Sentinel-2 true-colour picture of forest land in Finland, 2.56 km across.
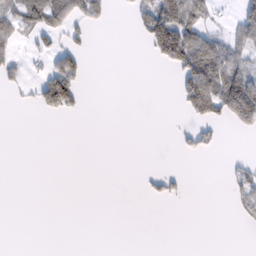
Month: February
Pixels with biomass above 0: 22%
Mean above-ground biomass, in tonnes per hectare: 25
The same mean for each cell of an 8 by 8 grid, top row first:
81 87 53 15 56 112 32 49
22 23 28 0 16 129 84 45
21 75 43 0 0 28 109 115
2 30 16 0 0 7 78 149
0 0 0 0 0 8 22 0
0 0 0 0 9 15 0 25
0 0 0 0 0 0 0 22
0 0 0 0 0 0 0 0
